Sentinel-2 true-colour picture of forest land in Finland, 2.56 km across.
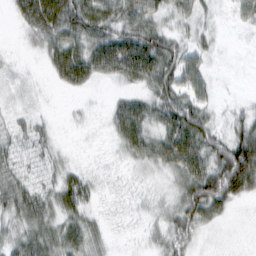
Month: February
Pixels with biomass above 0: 74%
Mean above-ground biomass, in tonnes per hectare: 34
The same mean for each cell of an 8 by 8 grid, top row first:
25 81 70 52 55 32 17 24
4 37 55 77 73 44 23 2
7 10 43 25 41 56 29 2
11 4 6 28 48 71 35 22
24 18 2 15 51 69 62 81
32 18 27 8 12 30 75 105
46 37 41 6 13 41 67 6
37 44 45 9 10 43 2 0
